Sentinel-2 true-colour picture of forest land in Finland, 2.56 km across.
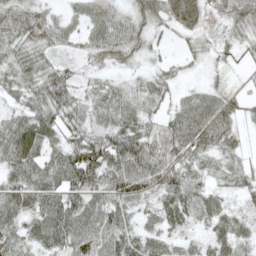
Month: May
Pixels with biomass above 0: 89%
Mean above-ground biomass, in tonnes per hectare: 54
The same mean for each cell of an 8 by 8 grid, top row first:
59 31 38 47 49 69 38 71
57 41 25 68 36 10 19 27
56 65 29 30 34 28 19 14
43 64 51 81 56 50 83 39
90 49 73 108 78 76 57 26
61 73 90 86 87 72 30 37
69 75 71 73 31 66 61 26
69 74 84 73 60 41 42 53
